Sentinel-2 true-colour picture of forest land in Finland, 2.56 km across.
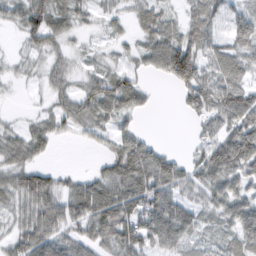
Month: February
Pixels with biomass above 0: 77%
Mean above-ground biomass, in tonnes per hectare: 53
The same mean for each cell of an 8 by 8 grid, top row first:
51 87 41 28 53 27 75 54
11 51 13 17 45 106 55 56
15 38 28 58 20 74 62 59
6 32 64 60 20 8 74 103
55 38 11 40 52 2 59 114
60 55 29 63 100 65 59 59
41 90 80 108 90 69 32 61
50 76 55 71 78 57 19 57
